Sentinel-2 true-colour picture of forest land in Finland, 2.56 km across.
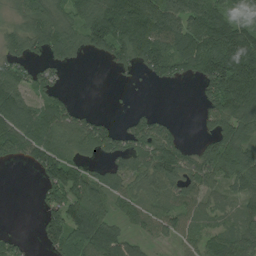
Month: July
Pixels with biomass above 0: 72%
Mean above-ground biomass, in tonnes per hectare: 89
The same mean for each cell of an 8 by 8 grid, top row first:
50 81 71 172 210 162 146 90
70 109 70 130 158 124 166 181
98 55 0 7 24 46 131 191
149 104 50 9 38 3 84 138
121 127 93 81 114 92 64 109
0 96 104 79 92 116 100 97
0 68 139 64 61 58 47 48
34 82 122 136 38 38 60 77
